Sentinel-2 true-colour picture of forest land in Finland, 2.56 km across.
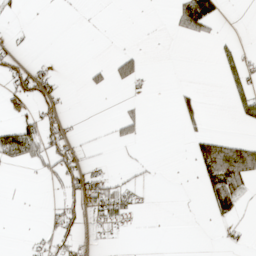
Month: April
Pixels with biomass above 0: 21%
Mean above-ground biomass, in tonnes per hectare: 17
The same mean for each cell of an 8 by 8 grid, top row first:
5 0 1 0 0 33 57 0
8 0 0 1 5 0 1 16
47 30 3 32 16 0 0 34
18 27 0 1 10 17 7 27
84 53 14 12 8 0 58 47
0 16 53 14 6 0 66 88
1 8 38 47 4 0 25 25
0 18 23 4 0 0 0 6
